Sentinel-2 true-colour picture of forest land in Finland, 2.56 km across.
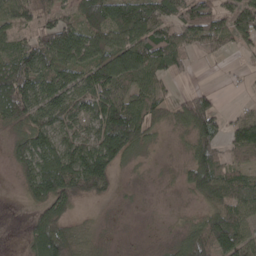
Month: April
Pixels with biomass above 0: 74%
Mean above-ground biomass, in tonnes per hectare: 79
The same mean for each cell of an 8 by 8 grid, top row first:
82 74 104 137 133 99 98 88
60 112 117 120 155 102 46 34
174 111 86 132 100 38 1 6
121 102 84 141 101 60 116 33
48 114 96 151 57 9 76 88
33 165 156 80 4 11 134 59
1 113 27 5 2 3 65 95
1 150 61 4 1 26 136 110
